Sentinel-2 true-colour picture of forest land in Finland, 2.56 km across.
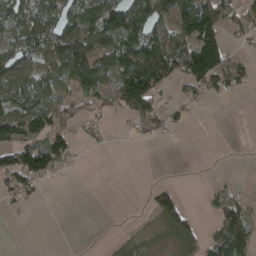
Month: April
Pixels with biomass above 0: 55%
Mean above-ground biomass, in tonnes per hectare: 66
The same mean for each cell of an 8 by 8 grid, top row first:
128 117 132 150 148 120 117 60
100 110 136 130 168 149 140 24
129 101 105 118 200 75 115 61
130 115 44 39 99 38 4 0
109 100 27 7 11 2 0 1
116 69 4 0 0 0 2 5
17 0 0 0 13 84 28 66
0 0 0 12 33 68 55 99
